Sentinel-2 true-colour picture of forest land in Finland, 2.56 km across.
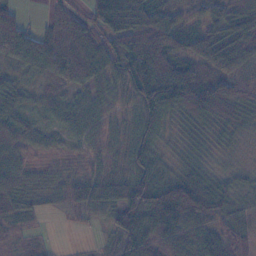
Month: November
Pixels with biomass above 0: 91%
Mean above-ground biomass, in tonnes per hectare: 61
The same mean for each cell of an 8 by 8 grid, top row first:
54 31 49 155 116 41 52 88
106 81 97 84 132 67 82 95
29 43 63 50 131 152 75 74
39 22 50 41 75 68 93 53
52 23 32 41 62 22 26 10
48 20 44 63 77 53 37 20
40 18 59 67 106 137 97 28
25 8 3 35 76 79 74 47
